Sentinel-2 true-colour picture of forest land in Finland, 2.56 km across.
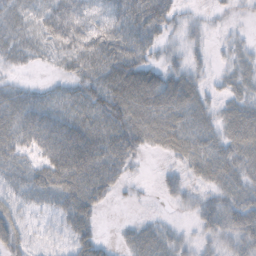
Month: October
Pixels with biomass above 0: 78%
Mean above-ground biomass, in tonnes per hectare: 37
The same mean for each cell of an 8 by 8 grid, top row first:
29 39 42 38 67 27 9 5
30 22 43 55 45 18 15 19
12 8 40 60 63 50 16 31
51 48 51 65 62 59 33 44
46 59 81 69 34 50 42 48
34 55 79 48 3 15 38 37
33 21 66 7 2 10 34 48
37 18 44 7 38 24 22 39
